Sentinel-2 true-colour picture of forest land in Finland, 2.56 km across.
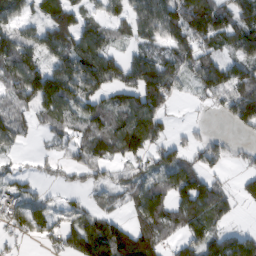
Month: February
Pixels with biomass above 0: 71%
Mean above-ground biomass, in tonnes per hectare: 80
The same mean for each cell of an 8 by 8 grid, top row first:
64 76 72 50 97 125 149 102
130 99 120 58 57 99 72 103
103 154 134 93 134 75 126 108
73 90 72 87 129 14 14 114
41 22 62 92 109 54 62 20
43 20 35 38 64 114 73 25
76 55 46 30 99 92 117 21
30 43 114 176 135 49 98 70
